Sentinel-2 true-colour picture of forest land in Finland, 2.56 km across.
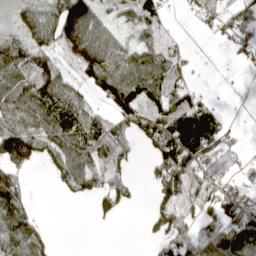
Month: April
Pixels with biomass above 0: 65%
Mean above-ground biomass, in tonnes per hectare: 65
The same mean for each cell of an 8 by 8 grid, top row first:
45 92 171 38 61 4 35 64
80 72 102 94 57 30 1 47
84 116 46 108 105 45 2 2
77 114 113 57 78 82 78 1
134 68 118 97 37 160 109 24
65 16 101 63 16 111 69 37
115 0 1 47 8 69 56 92
99 29 0 0 10 71 88 156
